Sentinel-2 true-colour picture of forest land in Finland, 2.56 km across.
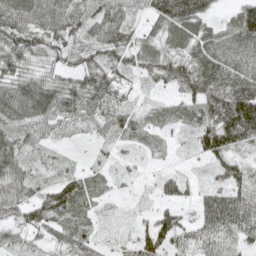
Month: May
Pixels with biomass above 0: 88%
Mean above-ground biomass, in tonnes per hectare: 61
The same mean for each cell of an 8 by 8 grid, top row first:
81 75 70 74 41 116 56 94
87 67 60 84 62 59 80 73
67 52 66 73 30 63 104 94
72 85 80 73 34 45 78 153
60 35 6 27 20 15 97 80
65 29 53 29 16 39 22 66
66 88 69 14 11 52 80 104
34 26 48 11 67 60 71 66
